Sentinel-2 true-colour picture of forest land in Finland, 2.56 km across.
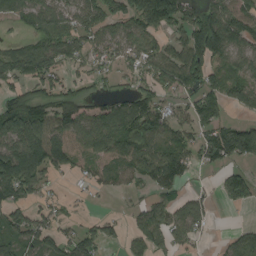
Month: August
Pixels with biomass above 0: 70%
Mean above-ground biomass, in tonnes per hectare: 85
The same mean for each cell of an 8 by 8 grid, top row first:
72 101 96 98 143 121 126 121
54 112 80 69 84 76 186 84
81 98 47 33 71 116 109 92
130 123 111 93 136 63 86 34
128 175 70 109 103 88 111 167
164 81 40 57 70 90 9 71
71 55 8 6 44 67 48 24
96 78 98 41 74 67 13 65
